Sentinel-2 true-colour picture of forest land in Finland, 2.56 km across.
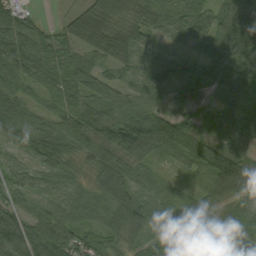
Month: September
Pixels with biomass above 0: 94%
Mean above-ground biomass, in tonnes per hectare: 76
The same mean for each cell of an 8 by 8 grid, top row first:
91 7 81 82 54 62 74 177
117 76 76 124 51 20 69 107
70 69 80 44 38 52 62 87
84 47 97 97 98 66 52 61
52 100 66 111 120 117 100 84
44 57 28 113 40 25 79 163
57 44 45 85 79 57 51 104
141 133 83 50 62 60 58 105
